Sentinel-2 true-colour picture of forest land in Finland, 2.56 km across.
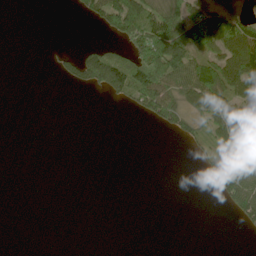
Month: June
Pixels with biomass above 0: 31%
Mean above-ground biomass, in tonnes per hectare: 38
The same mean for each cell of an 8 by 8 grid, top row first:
0 0 21 126 115 84 94 53
0 4 25 35 113 154 77 139
0 1 68 151 167 101 109 134
0 0 0 0 41 63 87 90
0 1 0 0 0 6 32 107
0 0 0 0 0 0 34 103
0 0 0 0 0 0 0 72
8 7 1 0 0 0 0 0
